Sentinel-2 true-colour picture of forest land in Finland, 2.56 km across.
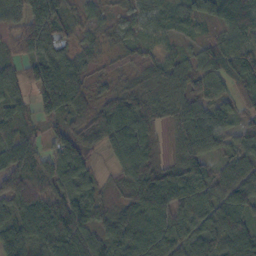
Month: October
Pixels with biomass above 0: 91%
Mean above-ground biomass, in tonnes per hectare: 64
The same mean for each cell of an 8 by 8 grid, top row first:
70 68 30 28 41 37 49 72
40 70 35 26 37 26 45 63
49 89 57 33 55 68 67 69
43 25 58 87 72 60 62 38
71 52 78 81 81 64 90 58
24 66 69 27 115 83 73 85
64 97 79 43 120 86 83 88
65 77 74 64 107 71 79 106
